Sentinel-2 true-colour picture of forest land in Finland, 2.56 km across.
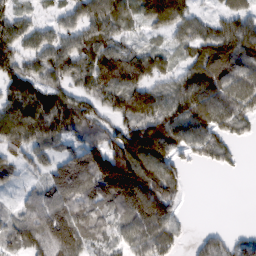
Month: February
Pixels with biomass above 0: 81%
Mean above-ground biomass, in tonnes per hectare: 78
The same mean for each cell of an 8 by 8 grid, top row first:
53 20 61 84 66 92 33 65
70 70 78 69 46 42 71 101
93 73 61 118 88 60 89 87
104 140 107 70 121 98 122 80
90 63 81 107 162 100 84 28
32 61 128 181 149 67 1 5
38 120 108 84 133 49 0 0
72 137 106 67 109 54 40 36
